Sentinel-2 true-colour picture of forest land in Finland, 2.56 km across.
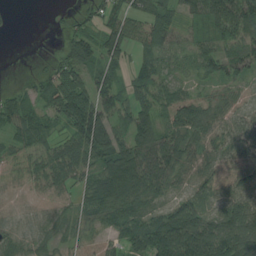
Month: August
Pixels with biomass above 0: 85%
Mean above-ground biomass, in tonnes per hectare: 69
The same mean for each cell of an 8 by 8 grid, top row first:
4 7 31 58 74 55 75 106
0 3 122 96 63 52 53 78
6 72 82 65 68 47 46 51
117 71 187 89 77 88 54 44
67 61 120 129 92 77 51 62
49 74 59 131 113 53 59 63
28 30 41 87 59 60 58 94
46 39 40 49 113 156 123 119
